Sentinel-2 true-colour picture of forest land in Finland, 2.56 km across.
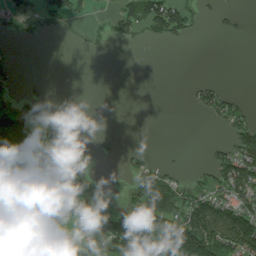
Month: July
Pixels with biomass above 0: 31%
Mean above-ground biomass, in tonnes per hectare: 33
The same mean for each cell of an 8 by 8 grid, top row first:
28 44 17 29 74 82 13 13
5 1 6 11 8 5 0 0
9 3 0 0 0 0 15 0
29 8 0 0 0 0 48 52
18 43 31 4 2 0 12 87
3 29 10 0 55 24 38 106
7 32 3 24 99 97 110 96
39 7 17 116 118 118 153 133
